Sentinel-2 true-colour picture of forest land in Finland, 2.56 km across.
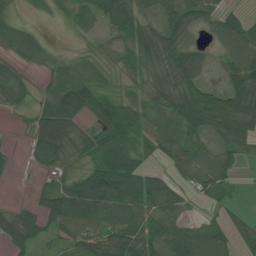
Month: July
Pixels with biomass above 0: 80%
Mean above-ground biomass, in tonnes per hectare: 51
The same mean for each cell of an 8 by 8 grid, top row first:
17 7 38 50 50 75 54 40
42 24 8 11 55 78 28 82
39 28 48 17 35 76 35 93
12 65 69 73 47 71 116 108
4 93 48 66 51 43 29 58
7 23 47 108 67 34 56 15
24 62 101 83 83 55 16 13
59 41 72 83 65 63 50 44
